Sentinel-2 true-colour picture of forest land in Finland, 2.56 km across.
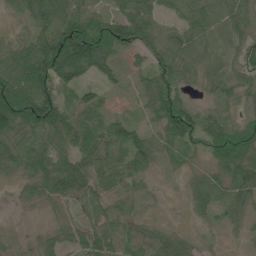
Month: June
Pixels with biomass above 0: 92%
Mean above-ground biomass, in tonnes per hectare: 67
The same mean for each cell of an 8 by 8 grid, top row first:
29 90 89 60 122 41 78 75
78 128 178 98 86 74 63 57
126 143 67 32 37 71 43 49
137 123 84 37 31 127 55 48
80 69 83 78 77 68 73 115
44 94 89 73 53 18 52 79
10 24 22 57 21 11 67 50
17 32 39 76 55 52 13 14
